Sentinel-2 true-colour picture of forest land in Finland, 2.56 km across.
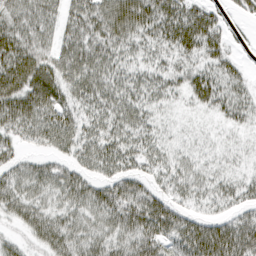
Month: March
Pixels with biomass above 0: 87%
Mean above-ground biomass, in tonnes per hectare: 43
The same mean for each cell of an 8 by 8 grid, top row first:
49 40 53 68 67 62 43 16
72 41 57 53 40 51 49 8
73 61 52 46 39 32 48 30
64 52 38 48 41 14 20 33
33 36 46 47 42 21 16 14
41 45 37 39 33 36 29 24
48 38 42 62 67 38 22 29
27 51 44 42 62 52 72 63
